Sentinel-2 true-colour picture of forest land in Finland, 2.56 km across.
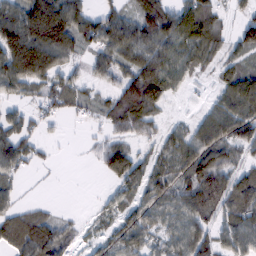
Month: February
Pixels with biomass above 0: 79%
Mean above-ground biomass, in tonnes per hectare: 71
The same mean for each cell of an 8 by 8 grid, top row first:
113 183 86 55 92 85 77 43
164 168 59 74 78 82 77 75
111 81 24 50 144 68 36 91
38 31 26 56 99 19 60 90
80 14 4 66 38 88 105 81
43 3 0 73 83 76 132 72
44 14 3 48 71 70 110 97
74 102 35 59 64 70 82 95
